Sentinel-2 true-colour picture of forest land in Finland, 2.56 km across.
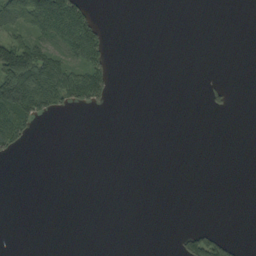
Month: September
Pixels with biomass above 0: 18%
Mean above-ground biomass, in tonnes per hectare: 21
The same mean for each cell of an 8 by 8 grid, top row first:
97 140 84 0 0 0 0 0
119 59 100 16 0 0 0 0
147 110 96 30 0 0 4 0
153 48 9 3 0 0 8 0
44 0 0 0 0 0 0 0
0 0 0 0 0 0 0 0
0 0 0 0 0 0 0 0
0 0 0 0 0 9 62 7
